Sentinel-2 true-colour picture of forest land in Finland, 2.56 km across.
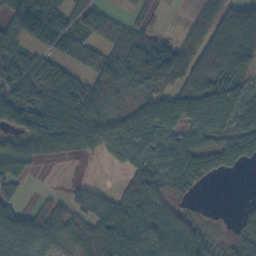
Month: October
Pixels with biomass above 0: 75%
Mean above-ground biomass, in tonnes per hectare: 58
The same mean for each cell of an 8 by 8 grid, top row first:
55 97 57 28 32 0 57 136
65 39 57 64 109 49 104 116
91 97 49 77 94 52 92 48
96 83 85 36 54 72 75 69
43 69 59 50 64 59 42 65
50 0 3 1 66 66 42 4
49 44 47 65 70 55 1 11
83 51 47 71 64 88 38 38
